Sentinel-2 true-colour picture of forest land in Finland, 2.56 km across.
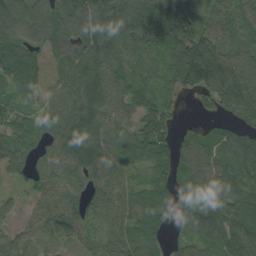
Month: August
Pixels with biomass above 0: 90%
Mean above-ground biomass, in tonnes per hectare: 78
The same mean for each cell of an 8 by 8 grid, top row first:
92 84 135 132 104 161 56 86
89 60 89 84 72 97 128 89
87 40 87 78 65 69 148 126
52 63 101 74 85 31 28 99
52 37 104 68 94 74 82 119
37 46 64 62 34 77 79 91
31 48 63 67 69 73 71 102
58 48 59 50 64 42 85 131
